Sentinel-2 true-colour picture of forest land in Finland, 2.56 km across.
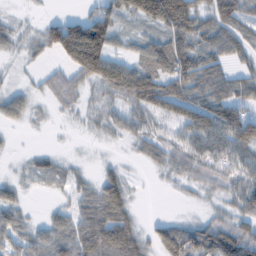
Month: February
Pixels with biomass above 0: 75%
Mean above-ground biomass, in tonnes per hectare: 49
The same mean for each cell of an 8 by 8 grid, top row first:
9 15 48 70 66 120 51 62
22 51 164 51 48 96 67 46
8 32 48 86 91 85 72 52
42 9 19 38 59 53 78 60
2 3 4 10 25 49 68 76
13 30 20 34 4 29 48 56
42 13 41 85 3 2 17 44
48 63 84 104 39 77 82 88
